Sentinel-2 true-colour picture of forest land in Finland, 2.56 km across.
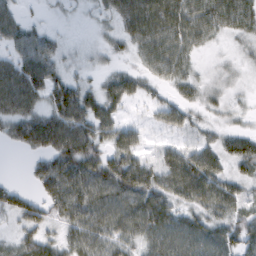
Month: February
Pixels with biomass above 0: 85%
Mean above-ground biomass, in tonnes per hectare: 51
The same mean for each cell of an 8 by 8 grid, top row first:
36 8 8 39 88 79 71 69
47 48 16 26 59 66 21 19
82 66 29 41 36 46 22 15
66 60 70 46 11 46 26 19
34 70 83 51 25 28 40 58
2 71 78 82 72 85 82 41
53 51 75 86 84 51 60 47
36 44 62 60 60 75 71 60
